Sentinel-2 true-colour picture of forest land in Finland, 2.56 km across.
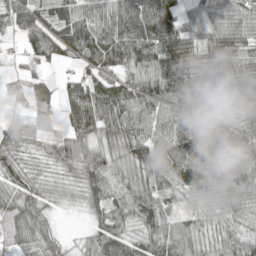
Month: May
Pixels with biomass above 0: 90%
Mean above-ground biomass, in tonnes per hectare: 69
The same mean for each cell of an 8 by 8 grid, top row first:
64 54 73 93 131 84 73 71
13 45 79 96 97 135 92 76
37 23 45 66 95 128 70 74
18 31 90 101 70 58 50 65
61 43 81 79 67 85 103 83
54 44 68 52 67 68 95 82
108 61 30 51 77 37 53 77
62 87 20 84 66 76 53 63
